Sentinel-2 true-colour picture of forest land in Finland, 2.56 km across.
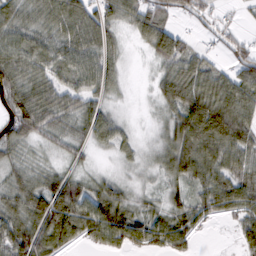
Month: February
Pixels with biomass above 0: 84%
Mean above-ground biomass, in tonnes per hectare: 55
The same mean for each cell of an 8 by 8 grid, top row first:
60 64 78 55 64 42 36 11
79 62 76 46 30 81 20 29
78 63 66 44 6 81 71 75
78 74 56 30 8 71 111 92
56 32 37 45 17 75 101 77
40 43 30 21 15 52 71 54
56 85 75 80 29 39 52 58
86 70 43 62 58 55 2 42
